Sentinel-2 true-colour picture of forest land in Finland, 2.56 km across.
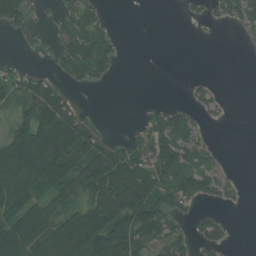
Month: July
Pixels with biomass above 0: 53%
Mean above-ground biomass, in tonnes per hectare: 68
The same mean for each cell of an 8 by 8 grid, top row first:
92 15 77 6 0 1 20 52
7 16 109 44 0 0 0 3
54 50 37 20 0 0 9 0
65 163 46 0 27 65 25 0
130 261 149 58 65 111 24 0
117 184 113 158 133 107 94 7
126 86 90 174 184 55 20 9
164 158 170 182 83 62 62 0
